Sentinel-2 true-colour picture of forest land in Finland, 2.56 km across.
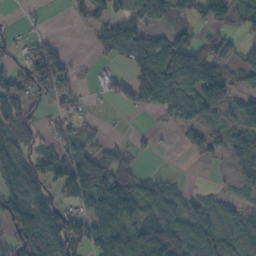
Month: October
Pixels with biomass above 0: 65%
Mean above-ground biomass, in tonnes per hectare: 53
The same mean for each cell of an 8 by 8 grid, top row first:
3 4 28 67 56 33 62 43
22 36 0 95 100 69 57 38
57 82 5 34 79 65 53 37
72 15 17 3 22 47 49 45
68 19 42 11 9 10 50 65
101 64 106 82 35 7 1 35
67 92 54 171 68 46 31 20
73 122 99 118 117 106 53 24
